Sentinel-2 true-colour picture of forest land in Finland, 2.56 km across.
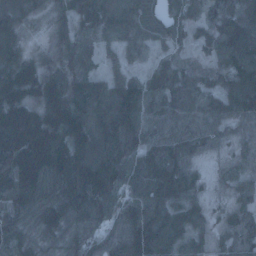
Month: January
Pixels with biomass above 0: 91%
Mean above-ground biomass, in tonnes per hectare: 78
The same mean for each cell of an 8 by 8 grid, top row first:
77 33 69 86 59 52 42 110
84 29 40 30 38 29 33 131
159 107 65 48 56 58 41 97
191 139 146 122 96 66 64 78
179 168 120 106 71 58 26 27
131 117 142 108 82 90 13 32
72 104 107 71 94 76 28 36
66 44 56 54 101 75 30 39
